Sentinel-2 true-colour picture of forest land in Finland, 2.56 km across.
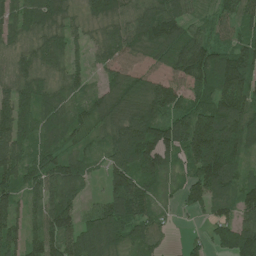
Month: July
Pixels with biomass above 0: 89%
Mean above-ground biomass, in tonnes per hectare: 94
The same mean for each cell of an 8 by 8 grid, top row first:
85 113 44 82 89 97 33 70
58 93 40 80 74 114 101 96
77 60 54 51 61 72 140 170
125 90 60 91 107 91 143 141
114 80 50 81 161 120 215 138
99 105 87 103 115 48 165 80
71 114 74 116 97 30 69 92
79 135 131 127 88 10 49 144
